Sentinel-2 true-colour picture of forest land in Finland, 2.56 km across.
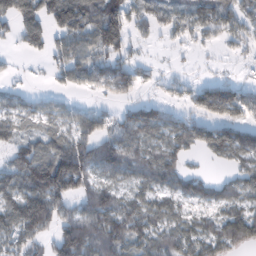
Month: February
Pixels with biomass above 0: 72%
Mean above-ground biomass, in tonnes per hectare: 80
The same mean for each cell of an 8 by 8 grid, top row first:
99 95 135 112 76 76 93 89
20 65 92 100 22 19 23 37
12 14 64 108 41 35 47 33
67 55 45 37 95 46 89 80
55 71 98 107 92 87 90 138
91 160 155 65 79 107 52 72
113 166 88 123 72 51 49 72
78 66 212 140 75 79 90 97
